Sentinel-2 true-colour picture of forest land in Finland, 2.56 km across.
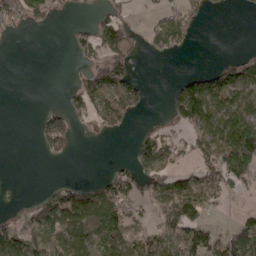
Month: April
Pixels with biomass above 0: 44%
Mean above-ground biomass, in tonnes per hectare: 47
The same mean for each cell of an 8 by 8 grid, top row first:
39 32 7 54 10 49 13 3
0 0 41 104 26 42 0 3
0 0 30 117 16 25 88 81
0 21 35 90 20 63 107 91
0 38 6 3 56 48 76 155
1 1 1 43 66 63 70 95
21 75 109 105 30 100 44 9
78 67 98 53 49 50 84 87
